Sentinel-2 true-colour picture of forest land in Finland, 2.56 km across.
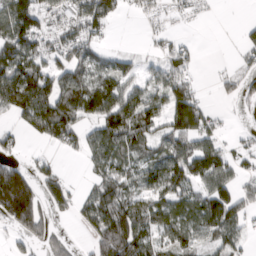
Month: March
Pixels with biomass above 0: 63%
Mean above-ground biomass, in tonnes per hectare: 63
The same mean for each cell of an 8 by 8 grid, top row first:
108 45 68 53 21 16 5 1
93 51 65 14 5 29 0 24
119 93 79 79 36 59 2 42
87 120 88 118 85 127 48 7
24 37 46 87 74 71 64 16
145 43 5 62 62 97 107 28
234 58 49 129 83 83 97 70
28 55 10 148 79 68 47 46
